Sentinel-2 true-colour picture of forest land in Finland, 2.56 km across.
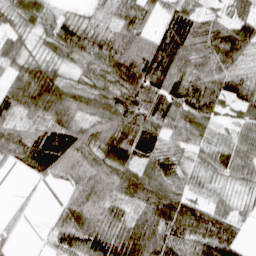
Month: April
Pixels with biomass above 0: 88%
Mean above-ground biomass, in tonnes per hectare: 65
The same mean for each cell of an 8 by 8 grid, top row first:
34 37 24 44 63 84 50 51
49 36 75 82 92 94 81 87
68 87 45 79 103 75 81 64
65 69 53 91 90 78 77 44
74 81 109 114 81 56 61 59
7 54 81 88 70 61 42 48
15 10 74 38 74 93 57 25
16 25 79 77 130 93 104 40
